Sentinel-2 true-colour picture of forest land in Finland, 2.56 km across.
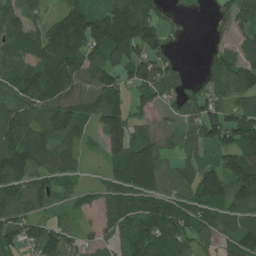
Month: July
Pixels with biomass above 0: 81%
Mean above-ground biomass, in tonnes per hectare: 98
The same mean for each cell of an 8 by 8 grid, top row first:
89 55 140 185 173 10 21 106
87 183 138 175 125 27 23 59
97 164 139 101 120 95 60 131
116 117 110 162 49 56 118 72
128 74 37 100 103 35 96 143
119 84 27 66 151 75 111 187
108 56 33 75 111 110 126 101
81 136 43 41 131 104 57 91
